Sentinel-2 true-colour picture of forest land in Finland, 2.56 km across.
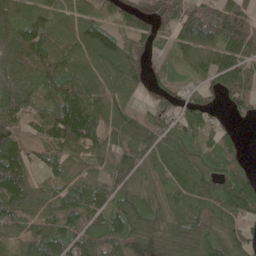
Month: May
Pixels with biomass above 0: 88%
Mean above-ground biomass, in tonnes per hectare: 93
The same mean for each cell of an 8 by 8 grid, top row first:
104 96 93 61 78 125 137 130
128 120 110 127 63 75 102 159
110 115 111 86 68 41 71 155
128 100 187 90 36 56 65 62
67 68 126 67 101 104 66 31
160 55 55 70 61 91 109 81
105 68 110 99 103 81 100 111
64 80 93 97 68 80 94 83
